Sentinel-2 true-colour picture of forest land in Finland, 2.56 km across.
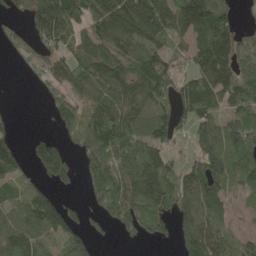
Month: May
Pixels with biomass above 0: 72%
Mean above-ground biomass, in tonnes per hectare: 101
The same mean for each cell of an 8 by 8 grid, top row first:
32 220 114 183 232 152 173 29
41 71 99 138 129 43 161 84
1 57 103 152 144 71 124 108
9 30 109 140 110 110 96 114
55 91 79 184 104 36 129 128
74 72 49 139 208 105 170 100
66 155 39 102 122 106 164 35
111 59 67 14 31 64 164 76
